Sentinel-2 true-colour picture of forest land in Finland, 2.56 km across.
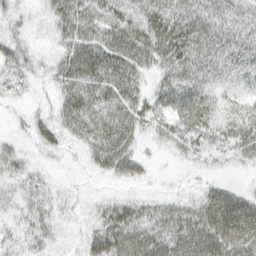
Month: March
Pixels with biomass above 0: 74%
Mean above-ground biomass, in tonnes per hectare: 29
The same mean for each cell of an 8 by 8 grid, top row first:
21 21 54 41 36 37 30 21
35 8 46 48 50 50 34 28
27 15 47 43 19 37 28 22
6 15 52 38 32 45 45 27
12 30 20 48 11 21 23 36
21 10 3 21 12 3 10 4
18 22 9 25 21 26 49 52
20 20 12 44 41 42 56 59
